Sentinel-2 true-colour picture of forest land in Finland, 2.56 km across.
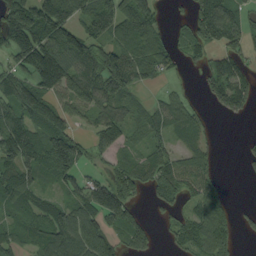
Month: September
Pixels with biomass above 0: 71%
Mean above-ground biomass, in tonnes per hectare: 76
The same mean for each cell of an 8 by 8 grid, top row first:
164 143 94 116 116 14 120 60
137 162 128 78 100 46 57 53
86 134 100 126 51 11 49 66
102 138 55 82 53 62 18 41
134 128 59 59 49 38 31 5
110 64 63 65 74 77 51 4
67 72 94 145 21 40 84 15
56 102 127 68 60 34 100 26
